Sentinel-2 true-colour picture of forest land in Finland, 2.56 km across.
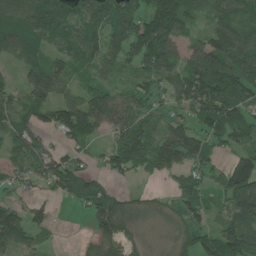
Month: June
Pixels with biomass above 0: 80%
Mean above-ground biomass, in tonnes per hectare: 77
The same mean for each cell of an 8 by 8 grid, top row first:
88 99 79 94 93 124 56 69
91 69 89 81 115 76 110 122
30 137 42 33 52 84 141 132
74 89 154 144 57 44 121 96
67 40 56 54 102 131 74 63
42 86 72 45 28 49 54 147
57 32 28 101 39 50 59 120
79 21 12 87 22 47 67 131
